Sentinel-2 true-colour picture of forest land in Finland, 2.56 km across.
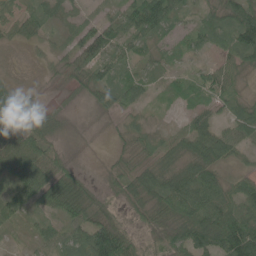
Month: June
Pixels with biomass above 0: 86%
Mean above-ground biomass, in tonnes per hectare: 45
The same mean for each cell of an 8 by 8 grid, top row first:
36 43 24 29 106 43 36 79
14 19 57 61 32 25 29 83
9 9 40 55 38 23 45 24
86 18 3 30 21 9 34 38
84 50 9 14 30 29 66 44
67 74 30 24 50 61 72 25
54 38 69 20 44 81 92 58
6 46 71 120 21 53 72 120
